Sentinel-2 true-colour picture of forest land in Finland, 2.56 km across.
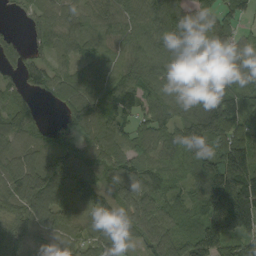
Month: September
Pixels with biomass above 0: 91%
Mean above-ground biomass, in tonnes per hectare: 86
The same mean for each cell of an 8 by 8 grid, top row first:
17 59 51 72 82 108 64 47
42 62 54 44 82 102 103 50
41 66 77 74 84 105 92 56
69 7 115 111 68 82 130 98
62 67 75 101 74 94 136 105
100 133 128 108 102 48 172 146
76 125 106 70 101 64 150 207
68 54 56 59 65 85 180 88
